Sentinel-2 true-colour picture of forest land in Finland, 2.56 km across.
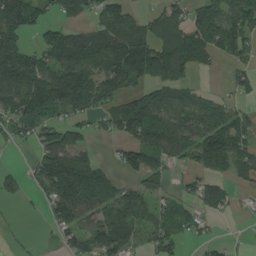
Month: August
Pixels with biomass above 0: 68%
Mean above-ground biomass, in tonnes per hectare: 71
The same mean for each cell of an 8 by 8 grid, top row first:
154 34 45 75 37 65 99 77
91 88 110 105 106 115 88 59
154 118 122 119 73 81 2 30
106 91 66 67 133 76 72 43
24 88 76 18 99 81 126 74
31 118 148 45 87 19 61 48
5 43 106 91 51 50 63 12
9 8 73 92 34 55 25 4
